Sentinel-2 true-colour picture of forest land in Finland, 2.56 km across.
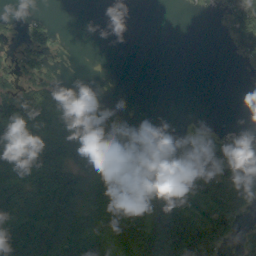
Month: September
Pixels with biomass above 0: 56%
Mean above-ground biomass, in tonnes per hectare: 71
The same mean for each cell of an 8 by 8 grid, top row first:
9 11 0 0 0 0 2 78
16 39 0 0 0 0 0 26
31 49 9 0 0 0 0 1
151 172 178 65 1 0 0 0
141 135 133 135 38 1 39 79
117 177 101 169 161 82 76 153
105 149 113 107 151 134 71 92
135 132 107 157 145 171 162 32
